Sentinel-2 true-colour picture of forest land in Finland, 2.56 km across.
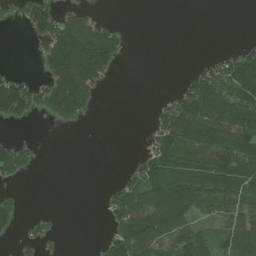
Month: July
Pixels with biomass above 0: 45%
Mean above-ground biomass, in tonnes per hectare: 56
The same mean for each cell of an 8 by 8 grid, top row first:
14 90 58 2 0 0 0 0
0 79 180 114 0 0 0 18
46 71 187 16 0 4 98 152
96 52 77 0 0 126 172 143
24 0 0 0 13 117 129 116
26 0 0 1 59 121 113 123
41 4 0 51 103 168 64 84
16 16 0 61 115 96 38 104
